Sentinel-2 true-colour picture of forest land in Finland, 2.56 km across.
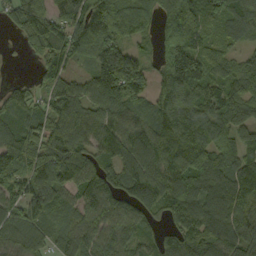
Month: September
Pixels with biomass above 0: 90%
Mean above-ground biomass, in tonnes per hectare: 110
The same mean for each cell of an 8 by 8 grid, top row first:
87 120 122 173 93 174 109 88
11 117 107 141 33 130 80 46
19 74 67 202 103 155 105 96
80 108 116 115 91 126 116 89
113 116 106 147 149 121 119 90
110 140 104 80 159 133 170 148
99 110 88 105 103 120 140 175
82 68 91 102 66 116 138 153
